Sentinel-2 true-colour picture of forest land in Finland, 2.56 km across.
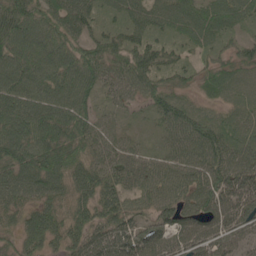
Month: May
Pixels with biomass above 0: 93%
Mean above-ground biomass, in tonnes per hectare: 73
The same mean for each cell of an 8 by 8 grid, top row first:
115 82 83 30 59 68 76 54
92 104 69 65 69 38 40 38
91 88 106 66 76 38 54 61
110 96 84 29 22 73 29 50
94 101 77 51 21 55 98 83
102 121 77 63 67 78 97 111
71 71 60 78 52 82 76 103
46 76 71 96 114 72 81 55
